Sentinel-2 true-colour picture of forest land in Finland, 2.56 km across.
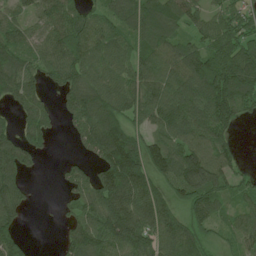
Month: June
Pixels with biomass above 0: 79%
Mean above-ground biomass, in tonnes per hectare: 82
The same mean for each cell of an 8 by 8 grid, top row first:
54 82 75 69 105 87 64 65
81 83 107 90 77 86 79 109
106 55 89 94 97 111 140 131
47 52 98 107 92 115 124 63
86 34 45 144 85 92 95 15
86 1 53 136 102 110 131 37
83 0 56 129 137 69 71 43
67 0 85 116 118 129 36 50
